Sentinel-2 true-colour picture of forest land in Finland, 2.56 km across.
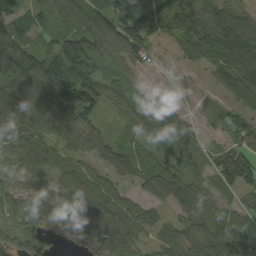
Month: September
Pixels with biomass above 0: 89%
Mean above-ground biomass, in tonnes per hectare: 66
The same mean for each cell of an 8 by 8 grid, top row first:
62 38 57 55 101 75 71 85
75 74 49 53 65 34 103 163
80 117 128 70 25 6 20 125
103 85 97 25 86 42 22 62
64 84 54 45 51 100 33 68
31 58 94 43 66 81 48 112
55 46 94 89 67 54 32 46
39 28 22 74 36 61 86 103
